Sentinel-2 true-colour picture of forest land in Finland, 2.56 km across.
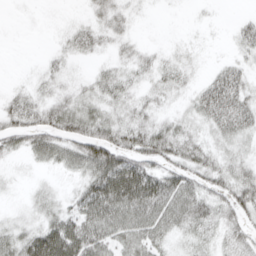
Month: April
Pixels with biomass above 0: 73%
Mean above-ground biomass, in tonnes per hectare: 35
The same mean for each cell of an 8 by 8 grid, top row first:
3 4 7 37 6 1 4 11
1 6 27 22 18 13 4 23
6 21 16 36 21 34 26 40
48 44 47 33 30 19 46 52
32 55 70 75 59 52 27 29
6 6 30 101 90 53 40 45
6 24 45 83 78 68 44 46
38 79 78 56 56 17 22 36
